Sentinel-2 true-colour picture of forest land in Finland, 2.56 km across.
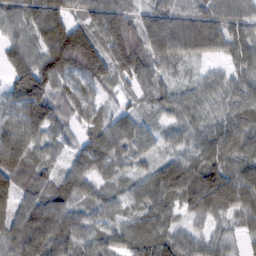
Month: February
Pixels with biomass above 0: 94%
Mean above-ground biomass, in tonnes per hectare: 84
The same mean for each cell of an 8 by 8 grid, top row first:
71 134 52 122 72 102 106 79
82 133 206 125 110 121 116 77
97 122 93 73 36 25 42 64
71 114 81 47 37 59 54 77
119 56 51 80 60 42 82 87
114 52 86 37 63 155 144 99
98 97 63 59 77 71 122 89
90 100 70 62 75 73 54 33
